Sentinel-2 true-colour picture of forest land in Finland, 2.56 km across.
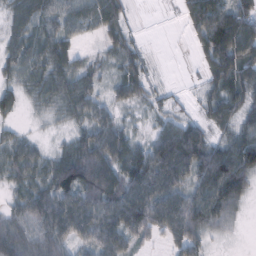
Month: February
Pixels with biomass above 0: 83%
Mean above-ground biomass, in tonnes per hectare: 60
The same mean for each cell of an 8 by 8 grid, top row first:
51 55 54 64 1 9 111 107
46 59 22 40 16 0 78 125
34 58 53 30 48 1 37 69
24 24 54 44 21 24 42 53
50 16 62 101 46 109 48 88
54 69 110 91 101 90 76 92
51 107 114 105 116 103 97 37
86 87 58 91 35 56 39 5
